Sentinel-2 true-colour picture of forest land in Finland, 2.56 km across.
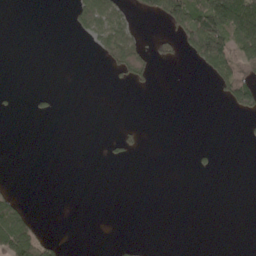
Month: May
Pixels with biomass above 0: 17%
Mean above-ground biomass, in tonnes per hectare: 24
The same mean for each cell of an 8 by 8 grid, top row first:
0 0 54 79 26 135 165 166
0 0 1 74 35 29 187 113
0 0 0 8 28 0 18 111
4 8 0 0 0 0 0 39
0 0 0 11 10 0 3 2
0 0 0 0 0 0 5 0
48 0 0 0 0 0 0 0
125 23 0 1 1 0 0 0
